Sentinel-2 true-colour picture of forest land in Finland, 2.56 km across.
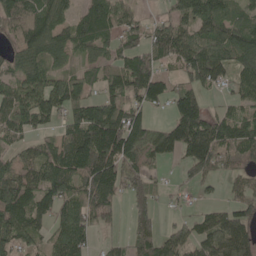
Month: May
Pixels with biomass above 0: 77%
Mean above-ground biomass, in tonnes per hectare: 88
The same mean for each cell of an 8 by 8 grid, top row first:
124 108 74 103 27 79 119 74
62 97 70 58 91 120 119 104
69 92 74 101 132 44 101 70
99 93 93 137 68 92 59 51
52 57 154 176 122 121 148 106
97 115 113 128 87 12 77 50
150 95 113 62 80 14 30 74
92 59 98 26 75 82 90 101
